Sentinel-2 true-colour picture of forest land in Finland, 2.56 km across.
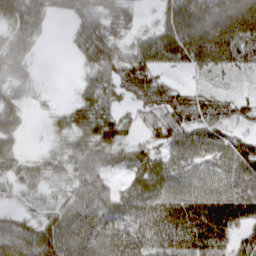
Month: March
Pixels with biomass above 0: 84%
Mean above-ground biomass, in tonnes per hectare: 55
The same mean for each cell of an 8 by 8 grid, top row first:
89 44 61 50 11 105 114 109
58 3 43 62 60 90 113 89
39 2 18 59 67 15 21 15
45 14 59 51 39 68 57 41
35 17 49 57 30 56 59 49
51 41 59 29 57 58 48 66
20 41 75 67 65 73 82 75
74 77 83 78 66 70 77 37
